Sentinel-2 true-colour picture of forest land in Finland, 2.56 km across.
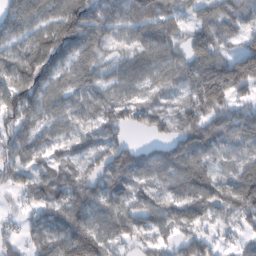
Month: February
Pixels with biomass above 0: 86%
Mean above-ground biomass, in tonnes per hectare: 90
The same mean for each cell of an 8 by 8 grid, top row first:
120 89 144 105 121 61 72 72
77 126 152 47 91 64 123 68
103 87 94 56 73 60 199 179
126 79 70 83 56 47 157 92
95 60 56 111 46 121 121 87
63 84 81 114 82 100 82 84
23 105 116 87 87 73 65 105
55 90 184 80 53 56 50 48
